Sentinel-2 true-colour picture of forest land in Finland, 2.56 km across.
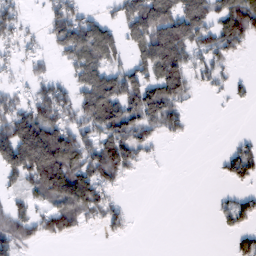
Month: February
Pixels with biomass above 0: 55%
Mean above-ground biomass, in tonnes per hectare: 66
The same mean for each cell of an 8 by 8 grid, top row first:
53 52 66 32 160 135 105 146
38 30 140 98 113 154 80 49
19 44 84 98 101 120 40 18
95 111 93 137 143 64 1 2
163 181 101 108 56 8 0 29
61 154 100 74 6 0 1 65
46 61 102 50 0 0 3 63
64 33 8 9 0 0 0 40
